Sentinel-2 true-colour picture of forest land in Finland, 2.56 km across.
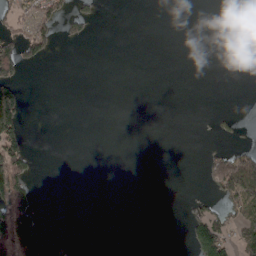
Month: April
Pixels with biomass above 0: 16%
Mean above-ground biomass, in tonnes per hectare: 23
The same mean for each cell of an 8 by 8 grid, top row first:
39 67 42 0 0 0 0 2
64 35 2 0 0 0 0 14
52 0 0 0 0 0 0 0
98 0 0 0 0 0 3 4
74 0 0 0 0 0 4 14
96 0 0 0 0 0 42 173
118 2 0 0 0 0 32 88
148 32 2 26 0 0 132 76
